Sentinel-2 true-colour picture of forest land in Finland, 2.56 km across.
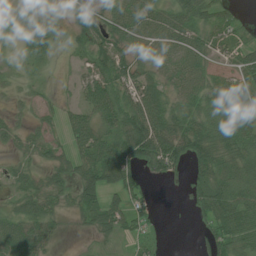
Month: July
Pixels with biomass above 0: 75%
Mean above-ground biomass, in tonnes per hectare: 43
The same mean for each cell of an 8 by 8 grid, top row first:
28 40 42 44 66 55 42 14
16 39 31 51 46 56 47 39
12 9 23 68 52 43 39 51
13 22 39 68 88 56 58 65
21 35 46 63 91 79 78 69
21 24 46 64 30 22 64 65
26 36 39 44 27 0 53 78
58 30 2 17 31 0 35 63
